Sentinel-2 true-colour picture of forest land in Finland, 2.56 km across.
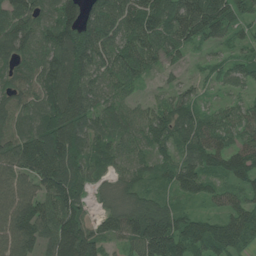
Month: June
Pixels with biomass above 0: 92%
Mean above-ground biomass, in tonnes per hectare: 92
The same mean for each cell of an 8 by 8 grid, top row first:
89 77 115 104 127 120 127 73
110 104 167 99 108 72 32 41
86 116 128 78 43 24 38 49
95 118 135 86 48 88 54 56
125 163 113 86 72 91 113 75
100 133 93 50 67 98 88 89
128 112 90 54 90 60 34 81
113 93 154 60 135 132 109 85
